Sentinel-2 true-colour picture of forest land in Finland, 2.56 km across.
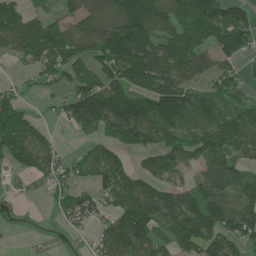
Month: June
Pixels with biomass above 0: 73%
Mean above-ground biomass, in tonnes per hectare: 81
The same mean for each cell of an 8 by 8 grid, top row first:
80 39 82 110 149 80 137 73
61 117 82 154 155 101 77 108
12 37 82 93 126 105 57 46
77 11 132 186 124 142 105 75
110 55 15 59 78 76 99 91
36 54 35 84 57 39 96 77
11 12 59 51 123 127 140 89
2 7 7 93 105 84 109 85
